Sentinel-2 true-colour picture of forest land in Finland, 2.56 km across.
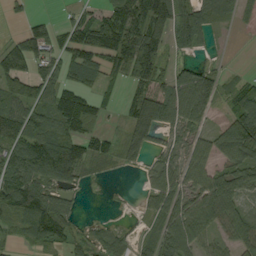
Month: September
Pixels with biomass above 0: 73%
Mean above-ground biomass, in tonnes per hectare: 74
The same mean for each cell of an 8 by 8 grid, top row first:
19 27 47 82 135 121 65 31
88 83 117 140 176 53 19 0
95 76 76 43 104 91 87 28
104 93 126 20 103 86 61 95
112 125 90 37 50 47 66 136
114 120 55 4 24 63 92 87
104 130 21 2 24 89 126 60
25 92 38 47 25 116 64 59
